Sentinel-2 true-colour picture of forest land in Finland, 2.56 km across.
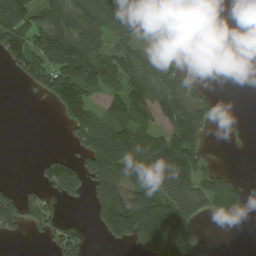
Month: August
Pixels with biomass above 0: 52%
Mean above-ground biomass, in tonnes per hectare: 69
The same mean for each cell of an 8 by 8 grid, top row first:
144 74 98 98 52 1 1 11
102 141 123 57 47 35 0 0
17 112 151 77 108 63 5 0
0 5 118 87 91 102 53 5
0 0 56 142 95 104 27 4
1 75 113 114 92 96 50 7
80 48 7 204 260 138 44 44
13 37 73 66 184 269 17 0
